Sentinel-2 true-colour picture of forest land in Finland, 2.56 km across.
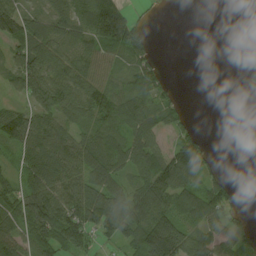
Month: August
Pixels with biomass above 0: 69%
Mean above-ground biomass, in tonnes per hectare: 60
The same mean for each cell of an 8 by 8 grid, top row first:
99 65 68 161 13 0 0 1
56 84 64 93 74 0 0 4
57 103 88 56 64 6 0 6
48 67 67 85 74 37 0 0
76 80 69 68 75 62 23 0
42 96 78 68 79 127 52 1
75 128 93 87 109 89 97 22
65 76 68 38 117 121 58 60
